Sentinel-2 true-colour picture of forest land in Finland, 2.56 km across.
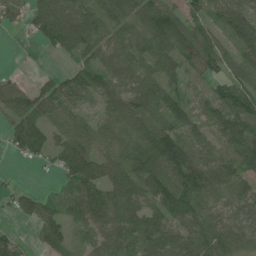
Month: June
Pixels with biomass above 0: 83%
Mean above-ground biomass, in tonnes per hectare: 67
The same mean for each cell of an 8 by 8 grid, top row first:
31 101 87 76 78 74 59 77
5 38 77 68 72 83 80 68
26 41 80 70 64 46 48 59
84 54 41 73 70 80 49 97
49 64 92 53 76 114 51 98
5 6 91 69 107 98 105 86
42 49 64 106 76 121 54 46
34 60 18 81 83 86 84 53
